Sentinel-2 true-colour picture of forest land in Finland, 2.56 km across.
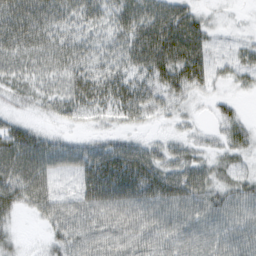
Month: February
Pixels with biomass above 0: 88%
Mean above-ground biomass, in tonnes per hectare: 41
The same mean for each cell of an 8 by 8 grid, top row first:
64 53 40 40 60 64 15 3
46 43 32 29 74 87 40 28
31 30 49 46 44 60 32 23
18 19 32 35 43 23 11 16
63 42 25 34 32 25 20 38
59 46 44 81 56 55 47 34
32 41 46 57 47 49 48 44
16 21 46 47 46 45 45 49
